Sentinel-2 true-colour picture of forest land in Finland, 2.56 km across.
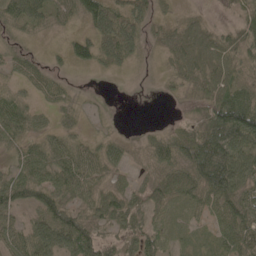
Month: May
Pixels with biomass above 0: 79%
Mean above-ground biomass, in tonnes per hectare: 45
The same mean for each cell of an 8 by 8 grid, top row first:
52 46 44 75 46 17 12 27
27 7 38 73 28 48 61 53
22 31 4 3 5 24 53 49
54 19 21 3 0 6 55 108
41 43 33 28 20 60 113 98
49 58 64 33 22 66 117 85
50 75 41 67 43 25 44 67
59 68 76 36 56 20 23 70
